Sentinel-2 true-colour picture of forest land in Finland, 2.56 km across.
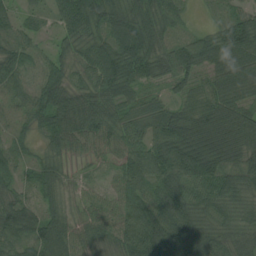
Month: August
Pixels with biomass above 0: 95%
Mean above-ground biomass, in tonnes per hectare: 62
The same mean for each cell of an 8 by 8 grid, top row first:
34 32 100 73 63 44 13 56
49 16 47 78 83 61 67 93
40 46 40 81 60 55 48 61
28 62 83 57 55 63 86 64
32 40 54 60 82 124 138 98
33 45 20 21 85 93 101 70
58 43 32 39 75 91 73 51
56 81 61 59 115 91 74 57
